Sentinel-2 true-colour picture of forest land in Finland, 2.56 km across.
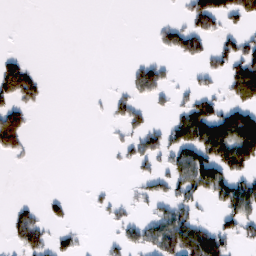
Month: February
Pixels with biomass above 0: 31%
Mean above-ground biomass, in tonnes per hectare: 33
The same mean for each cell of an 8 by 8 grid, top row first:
0 0 0 0 0 7 79 46
2 0 0 0 0 51 33 57
100 7 0 1 57 11 18 82
54 2 0 21 25 30 66 82
48 0 0 8 45 51 123 139
0 0 0 0 26 67 120 66
18 21 0 19 12 58 14 88
31 39 16 15 50 96 81 31
